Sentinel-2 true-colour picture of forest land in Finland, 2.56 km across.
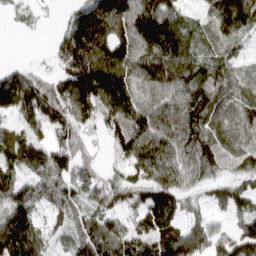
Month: April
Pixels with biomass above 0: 85%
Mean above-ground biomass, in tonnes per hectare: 104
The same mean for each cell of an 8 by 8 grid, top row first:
54 21 113 171 172 93 89 192
1 27 174 146 141 142 59 52
119 84 165 170 107 136 111 70
89 148 138 143 138 130 130 74
115 101 96 93 140 119 112 88
86 82 108 66 83 97 72 69
113 56 68 77 101 89 39 72
238 66 77 87 93 138 111 130
